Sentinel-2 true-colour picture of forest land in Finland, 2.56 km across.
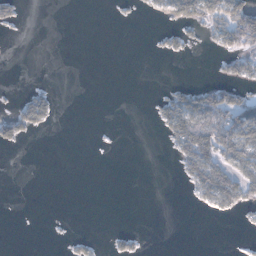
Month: January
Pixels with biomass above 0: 21%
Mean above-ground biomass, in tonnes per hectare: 18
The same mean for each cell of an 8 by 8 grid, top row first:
22 0 0 4 7 61 70 85
0 0 0 0 1 22 12 60
0 1 0 0 0 4 9 30
33 39 0 0 2 80 91 78
28 0 0 1 0 48 78 84
0 0 0 0 0 9 74 55
0 0 0 0 0 0 18 39
0 1 13 13 6 0 0 1
